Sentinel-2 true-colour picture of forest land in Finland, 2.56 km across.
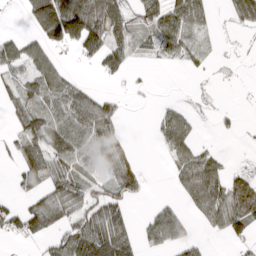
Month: March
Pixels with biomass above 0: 55%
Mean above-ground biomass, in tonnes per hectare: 51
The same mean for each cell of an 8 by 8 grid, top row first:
2 195 176 85 55 81 35 67
54 66 62 81 21 49 13 2
43 78 16 17 5 0 4 2
47 79 85 60 0 33 5 9
46 96 79 97 0 63 9 1
31 76 57 73 44 33 92 42
32 86 53 74 5 27 70 107
19 40 114 126 34 51 10 34
